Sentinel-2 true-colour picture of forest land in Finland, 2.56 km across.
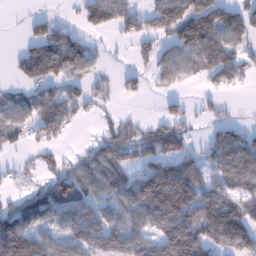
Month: January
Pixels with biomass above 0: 66%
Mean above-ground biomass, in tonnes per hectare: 79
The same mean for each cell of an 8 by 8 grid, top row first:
2 27 39 94 66 129 162 97
16 145 101 9 43 88 156 71
32 96 55 14 33 53 50 54
66 93 38 20 6 47 30 7
29 51 12 104 93 105 57 94
16 54 110 101 97 156 58 90
85 120 88 62 121 176 158 111
174 72 99 106 79 198 133 135
